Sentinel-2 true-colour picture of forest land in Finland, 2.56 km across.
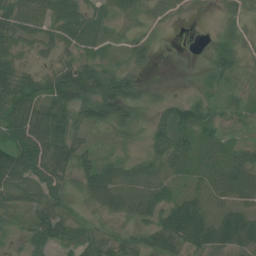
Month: July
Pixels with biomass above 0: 86%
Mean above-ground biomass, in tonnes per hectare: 40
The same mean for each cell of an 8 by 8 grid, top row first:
57 57 47 28 24 14 6 18
36 25 42 25 39 5 13 21
59 40 86 70 21 2 22 25
68 61 61 77 26 58 43 29
69 74 49 19 26 55 31 26
69 60 49 43 29 21 29 56
30 49 23 32 35 55 38 52
15 44 33 32 35 54 58 71
